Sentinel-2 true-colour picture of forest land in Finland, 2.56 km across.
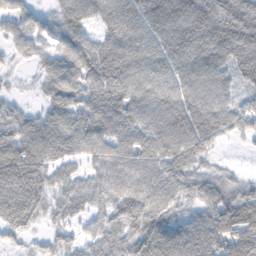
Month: November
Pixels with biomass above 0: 88%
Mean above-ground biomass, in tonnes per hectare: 73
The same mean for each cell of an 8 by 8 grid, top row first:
53 37 76 76 94 133 108 108
37 41 80 92 79 101 110 103
9 52 72 93 72 76 81 52
33 48 69 81 77 97 96 67
81 93 68 80 84 104 72 14
104 61 40 73 83 83 50 27
92 46 43 56 85 54 75 113
22 24 36 63 97 119 115 105
